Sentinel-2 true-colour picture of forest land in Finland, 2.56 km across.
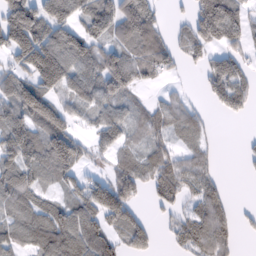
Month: February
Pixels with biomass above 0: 71%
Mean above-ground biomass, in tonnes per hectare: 76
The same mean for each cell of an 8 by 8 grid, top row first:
164 143 94 116 116 14 120 60
137 162 128 78 100 46 57 53
86 134 100 126 51 11 49 66
102 138 55 82 53 62 18 41
134 128 59 59 49 38 31 5
110 64 63 65 74 77 51 4
67 72 94 145 21 40 84 15
56 102 127 68 60 34 100 26
